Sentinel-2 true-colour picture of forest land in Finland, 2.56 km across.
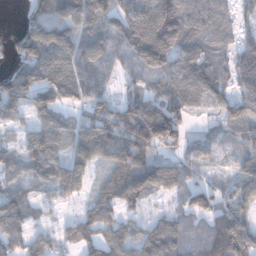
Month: January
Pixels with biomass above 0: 81%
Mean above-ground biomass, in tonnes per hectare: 79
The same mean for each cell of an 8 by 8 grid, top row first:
5 101 129 96 116 124 90 45
53 166 112 75 148 108 72 67
134 145 124 42 74 84 94 78
70 102 51 76 116 97 31 73
40 98 93 109 127 73 35 47
50 78 75 69 100 87 27 61
85 31 33 70 30 37 76 70
61 52 72 76 64 66 75 98
